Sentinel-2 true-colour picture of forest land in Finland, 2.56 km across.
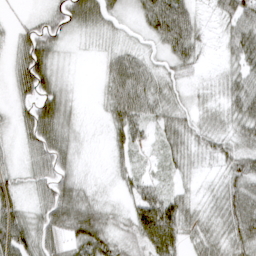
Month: March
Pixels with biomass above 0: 85%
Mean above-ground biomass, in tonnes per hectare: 38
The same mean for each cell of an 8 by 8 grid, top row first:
5 24 59 28 49 110 9 61
32 45 6 15 16 68 9 57
44 54 2 42 50 20 6 37
21 69 13 40 44 30 15 47
17 73 12 21 24 34 22 37
28 58 20 11 23 17 5 60
52 62 65 17 74 58 16 67
69 49 63 41 47 49 30 53
